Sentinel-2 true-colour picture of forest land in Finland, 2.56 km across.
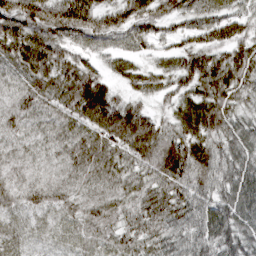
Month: March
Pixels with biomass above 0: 97%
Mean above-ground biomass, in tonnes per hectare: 64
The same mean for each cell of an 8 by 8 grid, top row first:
94 98 107 72 82 69 67 53
72 77 42 35 38 43 76 70
47 71 79 35 50 62 88 75
52 50 73 80 50 52 80 54
37 40 64 78 87 78 72 70
42 33 51 64 66 77 85 91
37 44 53 62 71 70 83 85
42 30 48 52 63 65 81 86
